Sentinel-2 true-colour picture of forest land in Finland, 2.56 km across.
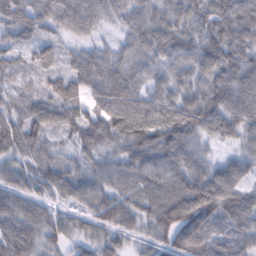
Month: February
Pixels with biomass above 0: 97%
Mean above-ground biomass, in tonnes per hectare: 78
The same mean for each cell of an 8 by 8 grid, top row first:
97 71 121 59 82 83 95 129
72 64 43 44 87 89 101 109
42 54 99 105 62 65 82 93
57 82 73 112 106 99 103 101
88 52 57 62 98 101 40 51
61 69 62 60 83 91 82 65
33 53 54 91 88 131 113 112
91 50 46 57 48 91 84 78
